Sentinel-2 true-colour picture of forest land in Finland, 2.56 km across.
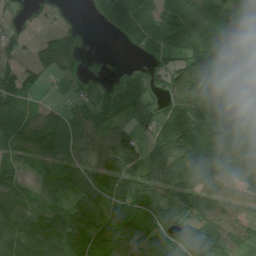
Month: July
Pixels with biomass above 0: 80%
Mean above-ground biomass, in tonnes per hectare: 78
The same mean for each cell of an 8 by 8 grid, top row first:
32 21 4 136 68 97 109 77
34 62 29 3 53 61 111 125
68 21 30 24 42 73 104 95
68 51 45 46 58 97 81 83
62 119 61 93 53 111 91 81
45 62 96 148 86 88 132 112
49 70 98 92 114 94 100 80
89 125 96 138 98 104 120 68
